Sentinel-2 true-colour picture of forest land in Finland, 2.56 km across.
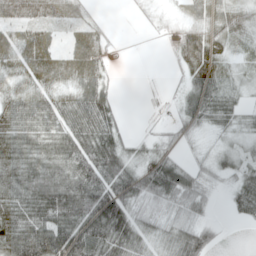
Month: May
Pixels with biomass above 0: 78%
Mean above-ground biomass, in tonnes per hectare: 40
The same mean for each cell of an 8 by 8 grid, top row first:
48 42 25 1 5 11 45 46
55 50 53 10 1 33 70 16
26 44 58 13 0 7 67 16
49 43 56 32 0 16 48 26
52 50 64 51 14 20 11 15
46 66 65 60 64 65 21 29
59 78 80 91 26 30 20 37
75 95 83 74 26 37 35 0
